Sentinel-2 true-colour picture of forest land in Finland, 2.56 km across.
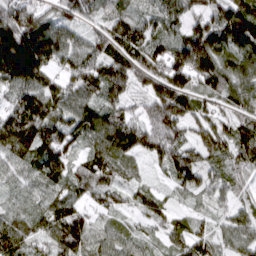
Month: March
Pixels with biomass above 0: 94%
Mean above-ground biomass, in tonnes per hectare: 99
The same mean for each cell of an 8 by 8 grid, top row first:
134 75 74 80 63 91 115 169
207 165 86 99 136 111 172 113
136 87 119 156 115 136 132 108
139 133 96 94 81 164 74 84
125 130 62 127 119 117 123 117
51 89 92 85 25 88 68 43
36 86 73 70 59 36 32 52
111 88 132 75 43 63 84 67
